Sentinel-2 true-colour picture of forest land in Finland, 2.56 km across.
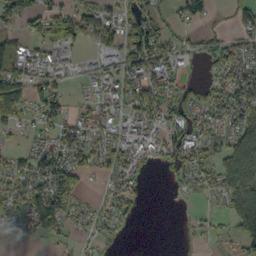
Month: October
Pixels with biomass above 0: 61%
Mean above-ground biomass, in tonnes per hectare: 50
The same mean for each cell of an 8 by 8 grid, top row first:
79 94 62 42 53 34 36 48
38 56 37 66 130 39 33 47
60 51 11 40 97 38 20 80
58 66 32 36 82 55 50 83
12 39 71 52 59 81 48 82
47 98 57 48 18 28 48 124
35 104 27 41 7 4 16 129
8 24 15 18 0 1 16 74
